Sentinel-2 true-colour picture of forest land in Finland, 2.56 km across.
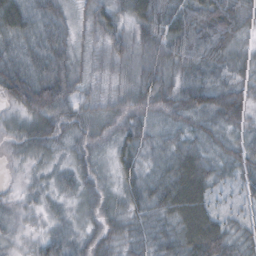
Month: October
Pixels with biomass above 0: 97%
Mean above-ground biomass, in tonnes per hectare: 42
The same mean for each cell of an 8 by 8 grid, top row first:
53 34 32 43 58 50 76 53
25 44 33 43 47 66 65 33
51 63 36 22 54 47 37 37
36 74 39 36 34 41 48 46
31 42 26 34 40 43 33 40
8 20 39 26 41 83 53 40
18 19 24 28 46 78 56 30
16 34 28 36 37 58 91 39
